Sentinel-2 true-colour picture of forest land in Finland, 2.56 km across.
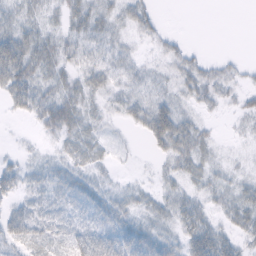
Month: February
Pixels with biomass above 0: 69%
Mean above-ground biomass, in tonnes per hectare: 18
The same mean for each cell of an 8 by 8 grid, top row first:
18 12 25 16 21 0 0 0
52 30 25 20 5 14 2 0
50 23 20 20 16 17 22 10
15 43 27 9 26 30 7 12
3 6 22 7 8 37 14 3
23 16 16 6 2 18 14 8
17 16 19 21 14 22 14 23
23 21 36 43 37 22 45 18
